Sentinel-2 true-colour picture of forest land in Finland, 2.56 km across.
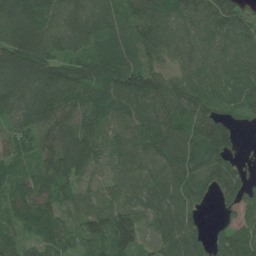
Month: June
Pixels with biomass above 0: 94%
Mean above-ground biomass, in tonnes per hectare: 87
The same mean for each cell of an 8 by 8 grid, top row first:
115 98 83 65 102 76 94 87
113 86 62 78 93 73 71 91
113 113 98 96 122 73 72 77
93 121 91 83 83 109 107 57
79 85 129 58 92 108 147 35
56 96 64 60 88 108 109 92
73 90 55 88 84 112 25 82
61 81 61 128 45 97 73 124
